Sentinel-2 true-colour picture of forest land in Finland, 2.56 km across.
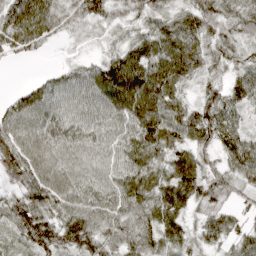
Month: April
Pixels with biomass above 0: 92%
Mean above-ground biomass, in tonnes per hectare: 54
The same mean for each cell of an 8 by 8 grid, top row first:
76 72 36 29 36 42 59 43
54 20 13 27 58 81 49 33
2 38 47 87 90 67 41 51
66 61 49 60 96 61 71 41
61 65 60 55 74 60 56 80
37 70 55 53 73 81 53 64
48 45 62 53 63 66 42 27
26 60 70 45 64 54 38 48
